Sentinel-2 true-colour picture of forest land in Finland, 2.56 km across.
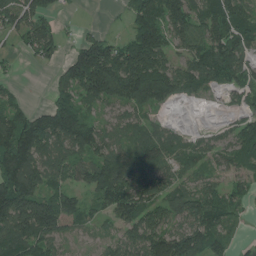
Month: July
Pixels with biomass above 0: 78%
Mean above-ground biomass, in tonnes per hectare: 97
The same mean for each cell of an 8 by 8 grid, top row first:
117 88 3 2 128 128 91 92
29 97 75 104 236 81 110 98
19 12 152 250 261 122 80 92
86 94 94 40 76 6 5 41
196 107 104 70 88 58 44 96
196 103 91 156 97 56 43 56
195 159 71 109 123 102 125 44
140 109 29 48 160 170 118 21
